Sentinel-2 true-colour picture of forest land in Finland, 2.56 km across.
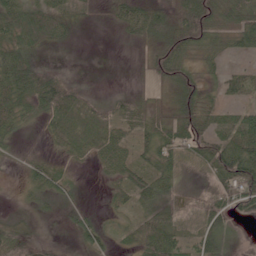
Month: June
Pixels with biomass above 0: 74%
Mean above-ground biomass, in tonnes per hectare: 38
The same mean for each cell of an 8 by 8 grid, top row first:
67 77 32 21 66 50 72 63
64 27 2 0 28 68 36 29
91 63 6 0 15 58 22 35
60 59 39 30 55 53 45 31
22 11 23 47 36 58 62 71
6 44 5 33 49 36 24 81
10 18 26 20 38 23 37 53
55 18 28 17 45 39 48 10
